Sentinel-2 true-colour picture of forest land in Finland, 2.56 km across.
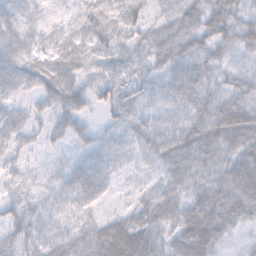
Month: November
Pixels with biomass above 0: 92%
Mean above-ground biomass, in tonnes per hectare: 41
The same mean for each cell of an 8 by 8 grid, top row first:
52 18 32 48 39 33 51 40
61 37 50 44 37 50 42 37
54 58 36 35 29 40 37 31
37 39 46 41 29 29 49 60
36 21 24 33 45 66 61 60
20 12 50 27 20 49 42 65
27 21 28 12 49 64 69 55
37 29 52 74 59 38 62 15
